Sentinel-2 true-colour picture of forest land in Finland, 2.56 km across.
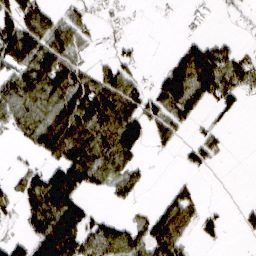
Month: March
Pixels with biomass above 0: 54%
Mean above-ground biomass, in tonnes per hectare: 53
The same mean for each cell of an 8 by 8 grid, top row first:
83 52 38 19 2 3 10 13
108 97 49 17 6 15 63 24
80 102 78 75 19 100 99 68
89 80 115 102 65 80 23 17
13 93 120 111 42 30 42 0
22 70 102 67 20 5 6 0
30 99 64 9 7 89 14 10
26 119 102 100 81 93 21 4
